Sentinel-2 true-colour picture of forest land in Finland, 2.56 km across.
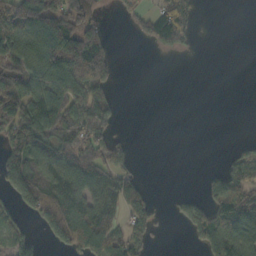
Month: October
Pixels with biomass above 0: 50%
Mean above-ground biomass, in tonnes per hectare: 60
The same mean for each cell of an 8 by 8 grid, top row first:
138 138 98 4 39 110 0 0
100 125 155 26 10 48 0 0
108 104 137 45 0 0 0 0
79 109 103 44 0 0 0 0
106 93 95 72 0 0 0 14
125 98 108 77 9 0 22 73
47 114 99 89 78 18 79 105
54 44 106 96 72 0 92 105
